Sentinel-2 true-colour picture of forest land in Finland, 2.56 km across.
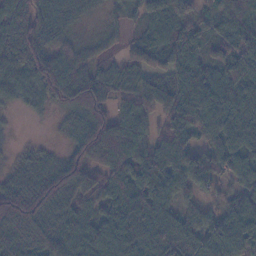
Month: November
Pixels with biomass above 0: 89%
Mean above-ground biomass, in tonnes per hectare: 75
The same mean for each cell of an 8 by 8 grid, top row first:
86 72 14 17 50 107 44 86
101 87 32 17 69 88 56 87
70 114 95 54 59 93 65 90
19 26 101 57 56 94 91 75
7 10 75 87 59 72 56 70
39 83 116 84 97 87 74 48
131 119 88 78 110 58 34 87
105 117 69 100 122 116 90 139
